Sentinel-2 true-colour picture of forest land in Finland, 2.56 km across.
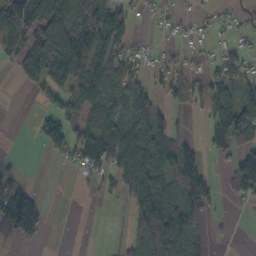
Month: October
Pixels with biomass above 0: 53%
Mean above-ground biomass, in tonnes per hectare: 64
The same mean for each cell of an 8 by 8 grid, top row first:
131 148 94 102 15 20 15 17
85 142 169 87 17 19 16 35
20 80 117 79 43 47 53 87
0 44 63 67 93 24 55 145
0 64 109 134 135 83 42 84
26 0 22 61 158 106 2 107
156 18 0 4 127 142 42 10
27 8 0 2 91 167 21 0
